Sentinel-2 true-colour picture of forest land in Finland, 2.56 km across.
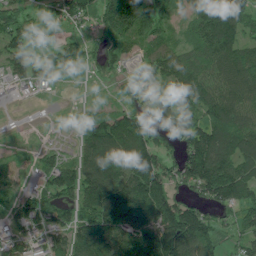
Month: June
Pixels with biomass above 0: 78%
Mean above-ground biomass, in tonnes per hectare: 95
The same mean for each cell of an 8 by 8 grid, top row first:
95 35 89 174 135 46 170 131
100 48 51 59 61 65 120 96
35 44 19 22 52 111 99 106
0 0 7 53 71 135 124 99
5 18 52 141 141 83 170 128
49 74 125 120 180 87 199 136
67 105 104 184 182 147 75 98
70 74 120 159 164 220 112 66
